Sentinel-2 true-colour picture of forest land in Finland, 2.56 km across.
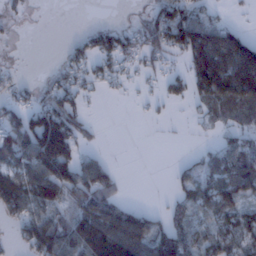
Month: January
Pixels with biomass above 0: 56%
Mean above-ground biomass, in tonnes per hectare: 59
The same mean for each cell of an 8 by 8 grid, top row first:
14 0 0 0 26 95 45 5
3 0 38 66 68 70 153 132
19 20 46 29 16 39 151 154
54 104 49 0 6 3 37 60
106 150 54 0 0 1 14 59
93 107 104 48 0 26 67 110
86 102 111 77 8 34 73 77
32 122 141 171 100 80 66 74
